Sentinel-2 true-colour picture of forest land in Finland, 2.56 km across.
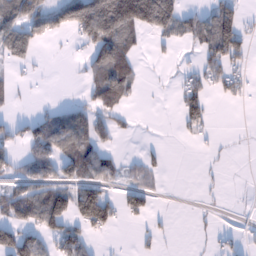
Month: January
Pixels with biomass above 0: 42%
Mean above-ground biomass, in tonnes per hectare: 47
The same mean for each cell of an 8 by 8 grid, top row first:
61 73 125 176 178 106 52 63
95 7 20 131 18 20 81 71
17 3 11 101 16 14 55 39
12 26 47 54 1 21 51 0
36 85 80 23 6 2 9 1
44 57 71 46 36 0 6 1
105 143 127 76 55 1 6 2
112 55 67 5 14 4 7 14
